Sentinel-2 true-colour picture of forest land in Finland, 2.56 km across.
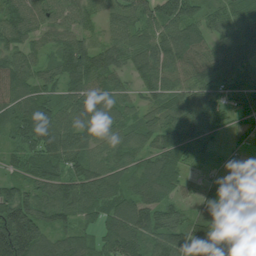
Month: July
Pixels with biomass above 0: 92%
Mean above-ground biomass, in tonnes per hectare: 96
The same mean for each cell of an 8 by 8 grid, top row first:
98 68 67 54 98 139 75 95
84 53 104 85 79 138 79 132
100 60 114 65 75 82 106 100
106 131 120 95 64 104 125 64
82 129 92 68 63 125 72 22
57 122 108 82 123 108 33 71
167 96 112 101 140 67 123 97
239 96 83 130 109 113 91 83
